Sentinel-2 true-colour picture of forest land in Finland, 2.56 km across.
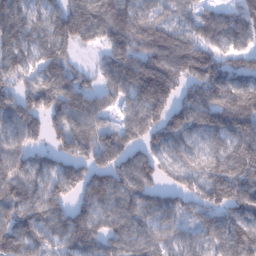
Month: January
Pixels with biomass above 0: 89%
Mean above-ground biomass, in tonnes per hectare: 102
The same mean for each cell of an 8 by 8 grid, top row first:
103 91 147 152 93 55 71 91
97 100 57 114 105 106 79 84
93 101 73 87 147 127 155 114
132 116 150 57 125 105 140 144
76 59 123 128 95 72 61 99
98 94 112 136 122 63 97 123
96 122 98 92 96 80 106 125
122 67 119 91 80 66 75 145
